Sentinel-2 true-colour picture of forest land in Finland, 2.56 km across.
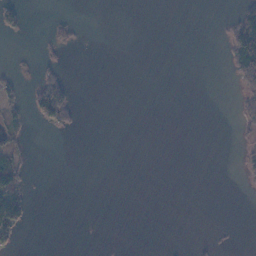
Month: November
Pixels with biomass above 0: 11%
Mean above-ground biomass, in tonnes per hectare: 9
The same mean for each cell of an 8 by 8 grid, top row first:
25 4 2 0 0 0 0 46
1 12 6 0 0 0 0 94
17 48 0 0 0 0 0 40
26 67 9 0 0 0 0 15
25 0 0 0 0 0 0 7
60 0 0 0 0 0 0 7
64 0 0 0 0 0 0 0
23 0 0 0 0 0 2 0
